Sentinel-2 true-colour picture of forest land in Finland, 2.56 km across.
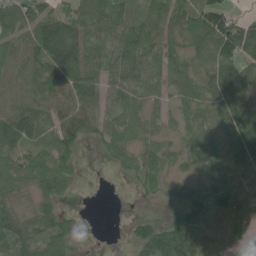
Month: June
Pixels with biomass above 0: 83%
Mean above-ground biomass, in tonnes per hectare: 77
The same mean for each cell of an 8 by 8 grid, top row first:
88 89 79 105 61 78 113 38
56 158 105 75 100 58 84 132
56 117 144 63 58 59 68 109
89 73 84 58 56 40 67 128
97 74 62 71 56 42 89 143
88 148 25 9 78 45 65 64
45 72 9 0 3 70 132 86
95 107 29 0 124 186 71 85
